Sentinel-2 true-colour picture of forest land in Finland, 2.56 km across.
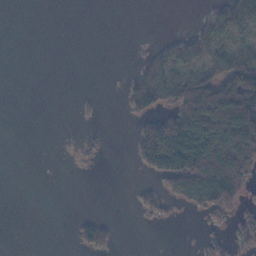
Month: November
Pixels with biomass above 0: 32%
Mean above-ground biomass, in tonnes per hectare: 35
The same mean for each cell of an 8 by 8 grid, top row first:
0 0 0 0 0 0 29 86
0 0 0 0 4 42 55 41
0 0 0 0 67 74 100 161
0 0 5 0 55 73 153 190
0 0 12 1 70 139 133 135
0 0 1 0 12 89 148 104
0 0 0 0 24 11 68 38
0 0 30 27 0 0 21 27
